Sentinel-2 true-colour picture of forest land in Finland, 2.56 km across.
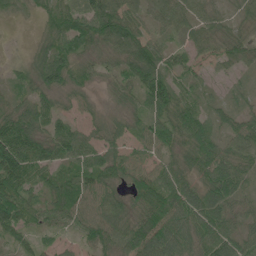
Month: June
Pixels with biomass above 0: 92%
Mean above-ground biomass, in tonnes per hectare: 58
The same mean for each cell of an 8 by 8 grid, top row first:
18 52 73 107 42 55 35 28
3 52 66 57 83 33 82 50
28 65 41 28 96 51 34 15
58 61 38 19 46 84 40 33
127 67 66 47 42 53 67 55
107 54 72 66 62 65 60 50
128 62 85 67 69 88 78 29
35 26 39 63 100 83 66 55
